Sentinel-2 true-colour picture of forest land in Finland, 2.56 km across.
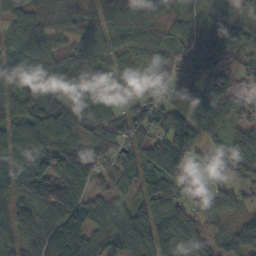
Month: October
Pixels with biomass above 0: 91%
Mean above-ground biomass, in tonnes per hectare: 80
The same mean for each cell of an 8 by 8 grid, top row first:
82 132 63 88 101 57 54 49
77 94 77 55 78 72 133 42
64 71 102 80 65 79 87 49
74 84 92 65 76 99 94 62
78 93 87 84 83 126 45 82
73 113 90 64 69 92 71 50
73 114 96 80 62 71 84 41
75 135 111 70 79 97 39 87
